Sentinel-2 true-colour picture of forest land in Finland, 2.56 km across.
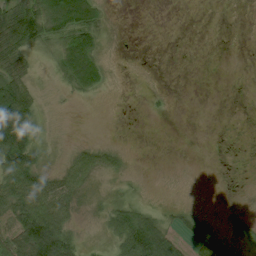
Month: July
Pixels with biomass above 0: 50%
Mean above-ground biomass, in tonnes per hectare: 27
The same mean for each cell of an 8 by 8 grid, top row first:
72 72 88 6 0 0 0 0
58 27 73 3 0 0 0 0
52 5 58 6 0 0 0 0
128 4 0 0 2 0 0 0
140 9 11 9 0 0 0 1
96 38 44 12 2 0 0 1
76 84 19 32 23 9 0 3
68 152 19 35 134 32 19 5
